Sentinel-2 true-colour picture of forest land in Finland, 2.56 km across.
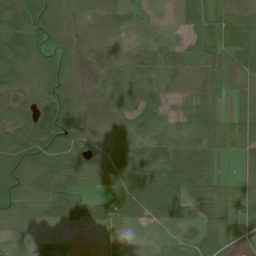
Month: July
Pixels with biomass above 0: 81%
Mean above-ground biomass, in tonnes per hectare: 41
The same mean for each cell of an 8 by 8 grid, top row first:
57 43 14 35 12 18 50 27
59 36 8 2 23 25 39 58
45 44 15 24 39 40 38 24
38 73 34 8 54 17 45 37
91 93 38 22 48 52 48 44
83 78 39 54 82 78 55 15
45 40 48 71 73 62 47 41
21 19 9 16 6 23 51 44
